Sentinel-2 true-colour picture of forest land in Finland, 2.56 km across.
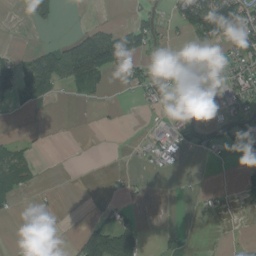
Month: August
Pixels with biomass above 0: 30%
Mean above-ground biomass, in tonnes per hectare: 29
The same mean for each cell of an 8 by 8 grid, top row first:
0 23 0 1 24 45 154 101
4 37 118 108 61 10 32 75
60 117 64 17 43 30 40 55
10 4 0 1 7 22 16 34
22 1 0 0 11 45 25 50
74 0 0 5 4 5 0 21
12 4 0 22 2 0 7 4
0 0 65 116 15 12 1 6
